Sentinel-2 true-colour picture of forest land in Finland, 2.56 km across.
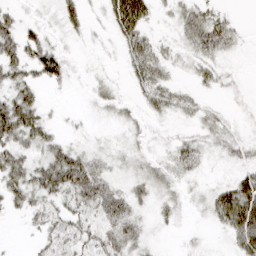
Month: March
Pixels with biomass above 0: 68%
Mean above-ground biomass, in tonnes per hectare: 22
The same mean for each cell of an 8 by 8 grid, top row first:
16 5 20 36 47 13 27 4
41 32 3 4 42 9 34 8
34 37 3 7 33 9 15 4
66 11 3 11 13 19 12 4
36 30 11 6 9 17 16 21
38 48 58 19 18 18 6 27
17 28 29 43 13 14 21 81
1 20 26 29 16 2 3 41
